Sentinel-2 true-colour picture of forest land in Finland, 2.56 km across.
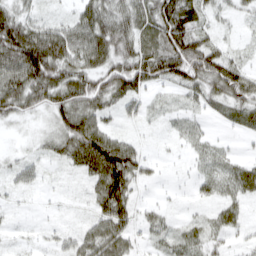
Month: March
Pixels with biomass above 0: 75%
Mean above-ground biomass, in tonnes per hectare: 41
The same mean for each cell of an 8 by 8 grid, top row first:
56 16 43 67 52 88 40 18
101 103 75 77 62 87 57 15
85 89 71 72 64 52 70 69
51 43 78 28 22 13 18 38
5 23 81 74 13 8 21 3
21 6 19 99 27 2 26 51
5 2 2 72 14 4 11 23
5 7 35 67 16 28 28 12
